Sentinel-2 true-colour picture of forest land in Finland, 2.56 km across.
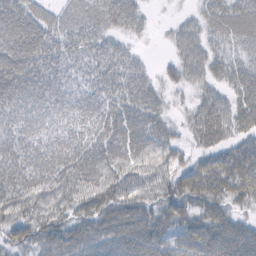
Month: February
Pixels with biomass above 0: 89%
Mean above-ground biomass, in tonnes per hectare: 50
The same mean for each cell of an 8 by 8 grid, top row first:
83 38 47 56 24 10 38 61
88 60 49 38 6 28 34 34
80 55 30 49 36 30 35 50
56 55 48 49 60 17 56 56
58 57 48 56 58 35 46 47
67 59 60 51 46 55 73 79
52 49 48 64 55 70 47 32
44 55 62 62 84 48 49 20
